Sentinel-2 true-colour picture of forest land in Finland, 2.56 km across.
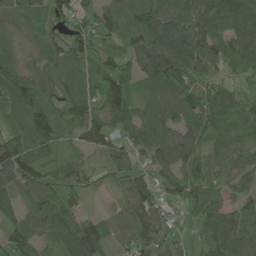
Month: June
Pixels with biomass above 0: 91%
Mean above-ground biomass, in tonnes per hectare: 85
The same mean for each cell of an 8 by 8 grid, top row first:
81 78 74 84 103 104 107 116
55 81 103 54 99 143 102 102
134 69 84 149 79 125 70 60
101 94 90 136 75 102 118 113
136 93 58 74 87 87 77 79
97 70 60 48 54 68 74 64
76 91 43 24 85 41 76 75
101 67 107 49 75 44 78 96
